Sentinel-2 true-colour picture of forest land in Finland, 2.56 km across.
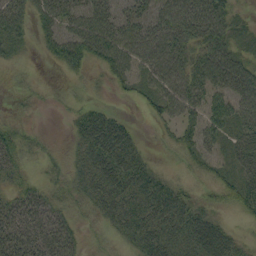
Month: September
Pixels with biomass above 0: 80%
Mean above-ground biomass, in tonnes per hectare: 39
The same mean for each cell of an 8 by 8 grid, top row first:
51 51 59 50 46 71 80 16
23 25 65 68 60 63 64 33
9 2 15 29 37 57 62 68
9 3 23 18 13 45 60 54
33 12 34 71 12 28 42 43
24 19 37 66 44 14 21 38
44 39 26 49 49 55 25 28
48 52 24 19 53 43 75 22
